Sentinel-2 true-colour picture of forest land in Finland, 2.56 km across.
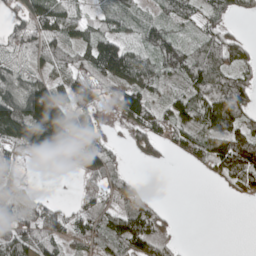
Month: May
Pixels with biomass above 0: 71%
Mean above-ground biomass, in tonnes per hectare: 68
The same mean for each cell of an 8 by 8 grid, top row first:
59 140 62 43 29 51 43 23
67 89 60 101 52 90 79 68
81 74 74 66 67 48 113 76
157 212 84 21 87 69 107 94
91 146 139 36 75 51 82 135
39 0 47 69 7 0 24 123
74 56 52 64 79 6 0 3
96 95 63 81 117 34 0 7
